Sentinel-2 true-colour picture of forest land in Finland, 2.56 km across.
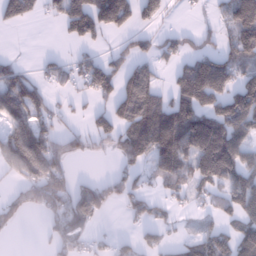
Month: January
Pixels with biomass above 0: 56%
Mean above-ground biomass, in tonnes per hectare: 91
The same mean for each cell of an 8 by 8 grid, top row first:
83 39 157 143 79 7 16 150
1 3 34 30 53 68 53 136
96 52 81 111 121 80 212 108
137 79 22 85 168 173 139 175
181 113 52 61 149 195 235 137
67 178 21 49 47 117 147 144
66 104 153 40 71 41 39 119
3 41 77 25 33 28 92 117
